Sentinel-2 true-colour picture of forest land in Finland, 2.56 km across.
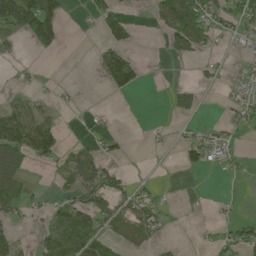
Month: May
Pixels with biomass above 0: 37%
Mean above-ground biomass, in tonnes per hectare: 32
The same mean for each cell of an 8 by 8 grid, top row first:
128 123 4 60 0 90 82 63
21 48 0 56 2 59 39 11
13 4 2 60 17 4 14 22
56 21 7 6 0 31 2 34
88 74 15 15 3 14 54 10
53 8 46 43 5 2 8 12
42 25 62 52 58 6 7 6
28 47 81 33 31 5 12 51
